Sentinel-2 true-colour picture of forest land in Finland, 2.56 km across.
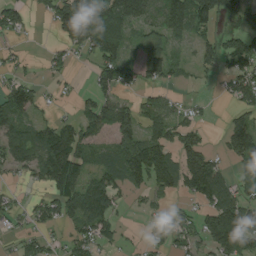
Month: August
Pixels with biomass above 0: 63%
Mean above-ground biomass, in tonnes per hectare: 72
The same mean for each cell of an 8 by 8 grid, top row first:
55 41 194 116 77 104 119 94
17 18 65 105 61 33 60 98
50 21 5 80 51 33 12 98
95 19 55 97 68 53 11 62
94 127 115 63 120 86 34 108
27 108 115 88 109 105 169 43
33 61 126 77 23 29 78 127
32 40 62 46 25 59 88 157
